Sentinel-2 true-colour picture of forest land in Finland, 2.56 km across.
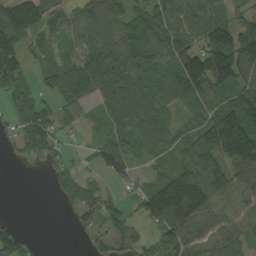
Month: September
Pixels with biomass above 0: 77%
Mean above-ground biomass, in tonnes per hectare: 82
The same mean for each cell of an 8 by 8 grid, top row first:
182 91 64 87 75 86 80 53
143 48 64 120 130 116 151 171
107 45 99 78 69 110 170 127
63 61 37 55 80 42 76 172
44 97 14 60 45 72 140 243
0 25 35 33 34 108 107 94
0 0 75 45 89 182 118 92
70 0 9 62 38 117 78 76
